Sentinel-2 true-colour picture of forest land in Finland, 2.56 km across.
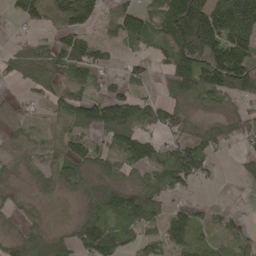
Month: May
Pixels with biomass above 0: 73%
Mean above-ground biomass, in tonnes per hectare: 79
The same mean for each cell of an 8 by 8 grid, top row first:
40 63 132 63 76 202 195 201
48 61 103 39 45 164 190 170
36 84 70 42 43 121 139 136
41 37 121 176 97 68 32 36
58 54 73 78 102 78 65 33
24 55 77 80 63 129 39 36
32 10 36 127 126 49 29 10
47 67 84 99 52 69 34 57
